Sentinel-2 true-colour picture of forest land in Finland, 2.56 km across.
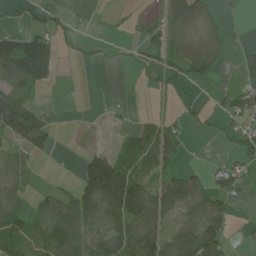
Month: July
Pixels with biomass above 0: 51%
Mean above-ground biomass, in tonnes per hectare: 47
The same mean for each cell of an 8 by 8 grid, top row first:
8 26 7 7 16 68 44 6
100 83 7 3 31 22 32 14
84 47 5 0 7 28 31 31
144 24 1 4 9 12 15 62
50 46 3 15 92 32 2 34
47 3 80 181 64 46 32 38
46 69 99 140 127 77 64 7
68 69 75 99 119 82 111 6
